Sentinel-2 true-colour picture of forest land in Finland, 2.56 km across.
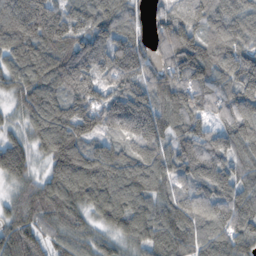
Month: November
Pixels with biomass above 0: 95%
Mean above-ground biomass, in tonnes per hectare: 125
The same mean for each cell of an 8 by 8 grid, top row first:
184 163 108 130 63 103 129 124
164 153 133 119 98 161 119 119
105 148 150 97 96 125 130 106
57 170 138 145 171 136 77 133
97 142 155 84 138 102 123 129
102 97 183 145 145 97 131 110
101 134 119 152 126 138 125 145
155 78 84 74 112 153 123 126
